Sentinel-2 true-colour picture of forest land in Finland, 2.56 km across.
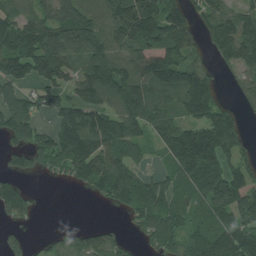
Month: July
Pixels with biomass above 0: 75%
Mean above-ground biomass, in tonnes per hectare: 117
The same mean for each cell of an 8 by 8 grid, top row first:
84 89 155 149 243 129 97 108
159 212 210 134 148 129 57 171
138 136 128 184 154 171 117 64
140 89 148 137 167 86 126 42
80 134 232 162 71 184 230 116
68 29 88 144 54 94 184 108
100 0 0 33 100 96 109 141
45 30 93 58 45 76 115 144
